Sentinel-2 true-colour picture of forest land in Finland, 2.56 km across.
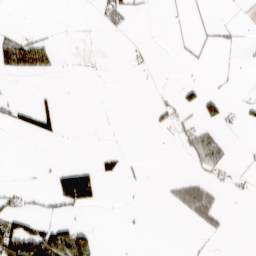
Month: March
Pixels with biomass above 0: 15%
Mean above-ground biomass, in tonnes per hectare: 14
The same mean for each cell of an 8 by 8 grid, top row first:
0 0 0 30 3 3 4 1
69 31 1 0 3 2 7 6
9 6 1 0 0 2 3 1
19 27 0 1 1 24 27 12
0 4 0 0 0 12 62 1
0 10 75 14 3 8 21 8
17 8 35 0 1 28 70 0
95 95 58 0 0 0 6 0
